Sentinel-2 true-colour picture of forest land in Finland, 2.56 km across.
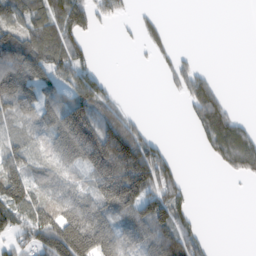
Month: February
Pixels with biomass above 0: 58%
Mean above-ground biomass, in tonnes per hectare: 75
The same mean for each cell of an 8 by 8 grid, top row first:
90 109 104 53 23 0 0 0
128 115 65 0 25 22 0 0
140 80 105 19 0 70 64 0
92 78 155 88 9 0 134 19
77 59 180 215 125 4 53 117
130 73 50 228 195 73 0 41
114 91 108 123 123 108 0 0
60 111 180 100 99 144 28 0
